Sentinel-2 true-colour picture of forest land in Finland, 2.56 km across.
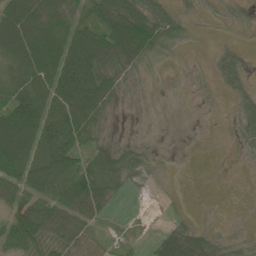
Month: June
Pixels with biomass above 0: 63%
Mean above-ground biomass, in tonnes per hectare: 40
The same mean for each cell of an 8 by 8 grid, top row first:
113 83 38 70 59 22 2 6
115 122 95 72 60 8 2 10
63 92 110 40 7 2 6 27
89 78 86 11 3 4 1 28
93 69 39 26 9 2 0 14
67 88 80 54 11 0 0 0
50 67 81 15 2 1 0 0
60 54 52 21 11 67 28 9
